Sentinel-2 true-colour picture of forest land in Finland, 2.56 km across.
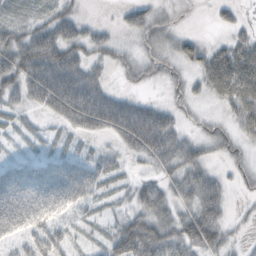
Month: October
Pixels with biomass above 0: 77%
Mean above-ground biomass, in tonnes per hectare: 44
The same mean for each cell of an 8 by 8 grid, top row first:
32 38 27 4 45 10 5 15
64 82 55 32 26 39 34 54
62 85 77 17 20 17 55 86
30 40 98 93 63 29 14 53
11 21 19 27 84 54 33 25
69 72 56 33 25 43 43 21
83 62 31 20 48 44 69 7
32 54 15 55 103 68 67 13
